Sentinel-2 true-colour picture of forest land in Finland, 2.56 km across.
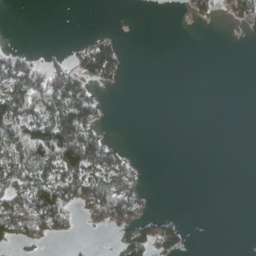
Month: March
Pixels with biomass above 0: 32%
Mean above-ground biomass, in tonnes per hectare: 36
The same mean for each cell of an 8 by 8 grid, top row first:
0 0 0 0 0 0 27 48
11 2 38 56 0 0 0 0
102 99 81 34 0 0 0 0
146 95 125 1 0 0 0 0
92 121 191 39 0 0 0 0
65 66 94 83 10 0 0 0
74 152 58 118 37 0 0 0
42 29 6 12 98 59 0 0
